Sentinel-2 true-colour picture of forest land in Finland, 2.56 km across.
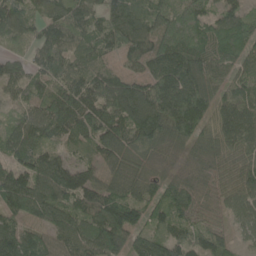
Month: May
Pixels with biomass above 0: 94%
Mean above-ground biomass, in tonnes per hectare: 96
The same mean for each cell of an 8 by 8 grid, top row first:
103 85 95 134 103 98 83 84
30 112 90 82 115 115 86 100
92 103 103 83 92 156 121 92
59 118 148 128 121 142 63 116
105 81 68 128 94 58 73 102
122 113 81 66 64 41 48 100
107 116 97 154 100 97 58 81
128 83 101 130 81 80 90 38
